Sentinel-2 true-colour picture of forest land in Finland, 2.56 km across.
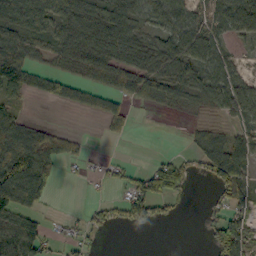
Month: October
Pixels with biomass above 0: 60%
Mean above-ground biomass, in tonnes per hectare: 51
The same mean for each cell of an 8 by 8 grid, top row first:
65 73 75 79 67 79 62 86
88 48 81 97 78 79 78 20
77 47 50 65 89 76 71 51
28 1 29 58 8 17 21 70
101 74 18 7 0 0 48 58
118 66 10 22 54 74 47 78
77 13 7 33 58 10 17 48
96 38 23 1 0 0 31 102
